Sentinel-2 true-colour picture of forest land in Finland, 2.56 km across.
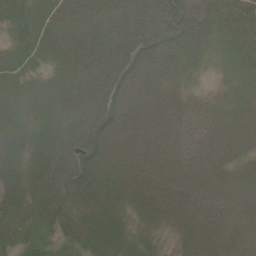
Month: June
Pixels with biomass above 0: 94%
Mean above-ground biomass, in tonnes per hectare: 44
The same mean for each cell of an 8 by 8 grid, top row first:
67 60 70 57 65 77 61 67
51 59 60 55 70 60 32 40
53 40 49 68 49 28 8 22
50 51 41 64 40 35 17 23
57 55 67 42 31 25 22 25
52 55 67 39 33 29 24 21
43 52 68 45 34 37 33 18
40 38 61 44 28 14 25 24
